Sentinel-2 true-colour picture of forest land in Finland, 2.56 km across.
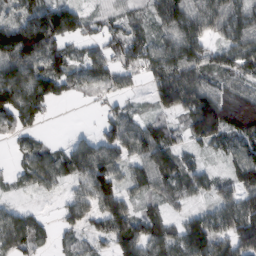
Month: February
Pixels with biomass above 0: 81%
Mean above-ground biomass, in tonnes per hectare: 84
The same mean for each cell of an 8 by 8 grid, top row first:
71 122 67 51 47 141 110 95
179 124 38 63 83 102 71 92
137 128 68 67 41 154 75 97
135 44 1 40 30 75 198 200
32 34 44 81 111 82 75 91
37 86 81 92 89 120 51 94
39 5 81 97 46 33 48 108
95 44 39 81 123 109 141 107
